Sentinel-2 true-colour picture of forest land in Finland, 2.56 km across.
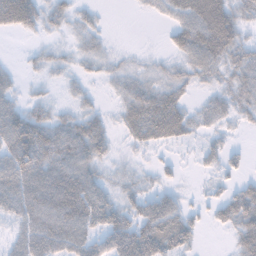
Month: November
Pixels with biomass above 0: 73%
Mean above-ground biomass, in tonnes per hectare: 41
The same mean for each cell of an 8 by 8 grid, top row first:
82 33 25 2 7 41 96 40
1 18 22 11 5 34 82 50
18 13 17 21 33 39 29 45
50 31 29 15 75 63 36 31
80 76 69 28 37 24 18 5
81 80 74 22 21 12 13 18
54 85 85 55 47 40 20 65
33 76 63 59 80 57 2 44
